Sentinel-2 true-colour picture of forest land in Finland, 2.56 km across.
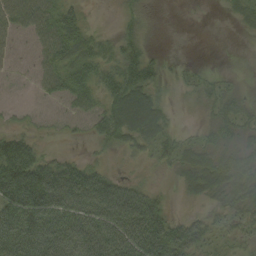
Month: September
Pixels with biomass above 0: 77%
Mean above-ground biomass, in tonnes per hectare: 44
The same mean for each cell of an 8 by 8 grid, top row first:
52 52 27 6 31 1 2 23
17 44 61 29 36 0 0 1
7 34 55 47 63 13 20 6
8 11 27 61 90 9 26 37
62 8 7 32 37 36 34 34
110 92 79 36 10 22 72 67
98 105 85 102 99 8 25 47
83 88 76 99 119 79 38 24
